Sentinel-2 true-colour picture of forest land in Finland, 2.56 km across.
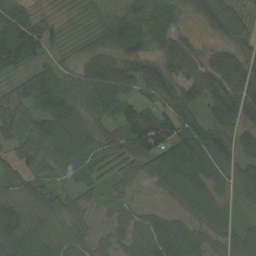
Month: August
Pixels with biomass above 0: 91%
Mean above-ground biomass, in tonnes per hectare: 61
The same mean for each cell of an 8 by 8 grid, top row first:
64 16 16 35 57 38 72 47
105 32 20 45 43 63 23 60
32 59 52 85 80 61 73 75
61 66 69 55 90 72 42 91
43 84 95 71 124 102 90 55
47 42 40 48 53 97 78 55
110 92 45 27 26 34 72 24
109 77 48 45 80 90 50 56
